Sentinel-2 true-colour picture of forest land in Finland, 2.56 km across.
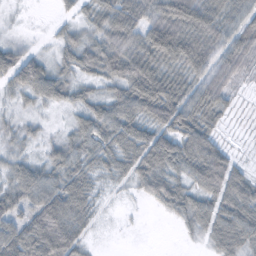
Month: October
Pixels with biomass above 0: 81%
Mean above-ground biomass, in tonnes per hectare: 50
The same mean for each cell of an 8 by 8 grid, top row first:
2 2 22 64 70 98 76 53
30 11 54 74 76 98 79 71
61 74 32 53 103 52 66 29
16 10 36 63 67 88 71 7
22 26 48 53 84 73 63 4
54 56 60 32 61 48 99 37
54 100 64 3 4 46 49 65
76 100 45 0 0 4 29 64
